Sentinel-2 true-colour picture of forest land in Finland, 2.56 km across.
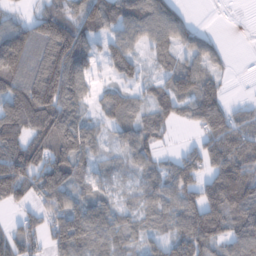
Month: January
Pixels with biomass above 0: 79%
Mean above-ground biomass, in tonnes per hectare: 86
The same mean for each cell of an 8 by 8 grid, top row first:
36 106 106 109 113 72 0 0
55 114 129 76 51 84 55 0
100 109 100 46 47 109 80 1
137 139 78 86 68 82 145 51
112 128 144 34 86 11 88 127
141 135 81 37 56 103 87 149
51 93 102 72 60 85 139 143
83 72 126 78 49 96 109 110
